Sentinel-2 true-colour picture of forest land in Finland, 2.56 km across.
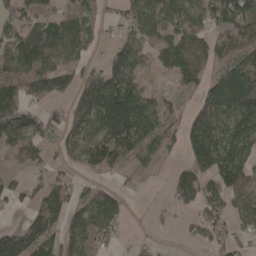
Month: April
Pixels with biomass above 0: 70%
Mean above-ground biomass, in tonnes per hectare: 71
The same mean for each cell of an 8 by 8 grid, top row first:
55 52 59 17 82 55 61 115
94 135 58 29 45 88 71 93
109 111 59 117 51 44 72 140
120 41 69 188 131 38 108 136
77 51 76 113 67 28 145 108
20 35 22 31 10 51 103 130
17 85 69 78 2 23 52 61
142 106 68 31 7 4 34 24
